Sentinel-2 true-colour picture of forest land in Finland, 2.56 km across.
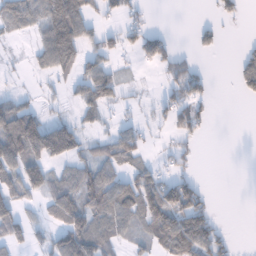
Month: January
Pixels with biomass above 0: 52%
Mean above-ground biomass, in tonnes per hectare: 49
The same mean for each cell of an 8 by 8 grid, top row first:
75 101 109 18 25 0 5 19
8 97 71 42 66 26 24 13
6 16 56 74 8 51 29 57
88 25 39 18 10 68 24 0
115 138 56 66 39 28 2 0
74 68 68 57 47 55 1 0
58 44 96 78 85 119 48 0
54 40 112 50 38 115 92 3
